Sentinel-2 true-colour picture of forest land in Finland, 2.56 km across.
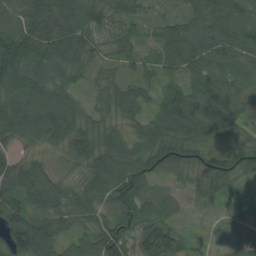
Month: August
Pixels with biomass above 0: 95%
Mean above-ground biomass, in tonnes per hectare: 70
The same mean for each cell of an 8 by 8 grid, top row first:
84 134 90 72 36 45 101 62
132 98 96 55 43 85 82 53
94 80 37 49 47 47 96 64
91 101 56 59 49 114 111 62
40 46 75 73 62 80 48 37
102 59 31 95 92 33 52 42
112 77 72 77 83 39 18 23
90 96 68 120 112 58 18 53
